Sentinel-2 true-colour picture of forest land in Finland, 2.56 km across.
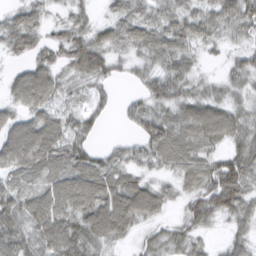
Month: March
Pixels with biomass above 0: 86%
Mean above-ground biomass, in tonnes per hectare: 52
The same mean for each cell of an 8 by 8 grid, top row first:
44 27 31 33 50 51 48 74
49 48 76 54 56 57 25 25
47 75 40 33 40 63 22 30
44 58 36 18 55 48 80 36
93 90 51 13 52 79 46 42
51 56 73 62 37 40 57 82
61 94 79 87 81 18 59 57
76 79 76 46 26 43 18 33
